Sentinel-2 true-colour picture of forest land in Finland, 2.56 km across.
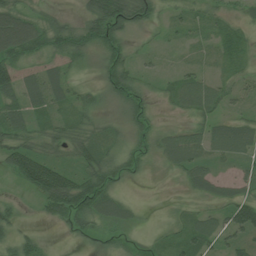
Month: July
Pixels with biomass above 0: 81%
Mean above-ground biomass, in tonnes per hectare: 36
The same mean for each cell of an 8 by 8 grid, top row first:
62 16 20 86 40 20 31 20
77 52 51 54 10 14 20 22
61 57 14 50 22 29 30 22
49 35 31 15 33 16 40 18
49 31 41 25 24 53 45 60
52 111 53 50 13 15 43 23
16 57 89 48 6 9 18 73
32 5 18 23 9 30 51 43
